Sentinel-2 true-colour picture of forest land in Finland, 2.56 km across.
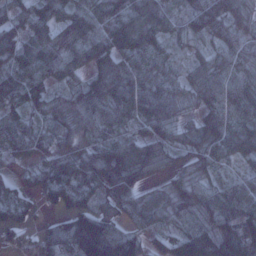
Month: January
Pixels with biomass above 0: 91%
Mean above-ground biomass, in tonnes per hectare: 84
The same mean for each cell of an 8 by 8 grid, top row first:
58 92 101 97 113 43 96 68
98 124 111 115 111 33 38 65
97 81 57 121 82 49 93 87
66 77 103 89 82 58 74 99
70 40 61 75 89 70 108 99
34 92 109 148 78 55 58 32
67 41 78 84 69 87 99 109
32 58 177 130 54 77 141 157
